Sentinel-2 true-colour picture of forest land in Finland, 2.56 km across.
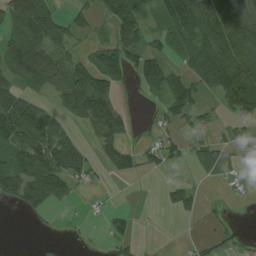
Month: August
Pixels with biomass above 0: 55%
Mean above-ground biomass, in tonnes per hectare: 56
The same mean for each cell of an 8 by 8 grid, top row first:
103 98 38 93 48 98 116 82
98 96 30 78 80 49 116 112
65 79 106 70 82 53 91 117
134 63 88 116 9 72 18 61
87 116 45 61 28 40 25 41
104 130 60 19 18 4 14 33
26 43 4 16 0 31 10 2
0 6 7 40 3 1 9 13
